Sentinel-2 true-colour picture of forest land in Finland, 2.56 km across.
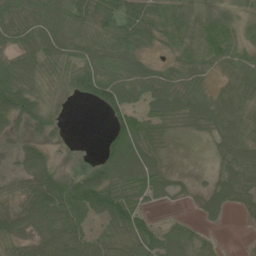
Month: June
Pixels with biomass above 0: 76%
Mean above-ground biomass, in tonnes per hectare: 45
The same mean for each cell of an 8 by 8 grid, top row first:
48 61 55 54 51 43 39 23
46 56 46 45 30 38 76 39
69 25 62 61 61 44 28 45
67 27 0 45 49 66 68 54
21 26 0 48 64 5 21 64
32 69 35 75 80 21 17 62
42 90 65 90 38 5 39 26
40 69 64 37 71 54 17 2
